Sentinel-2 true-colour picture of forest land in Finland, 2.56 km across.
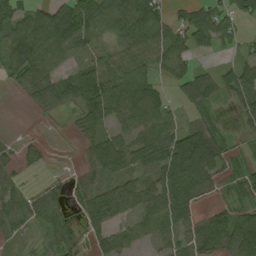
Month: August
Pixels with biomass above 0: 73%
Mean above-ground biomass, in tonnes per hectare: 51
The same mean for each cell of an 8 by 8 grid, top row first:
51 80 85 91 103 35 71 45
71 103 49 40 70 73 55 20
33 61 73 63 64 54 51 90
0 21 46 75 80 22 24 28
15 9 19 68 65 89 83 15
19 6 21 68 53 93 57 36
44 38 32 101 62 74 18 35
19 27 17 40 23 37 82 67
